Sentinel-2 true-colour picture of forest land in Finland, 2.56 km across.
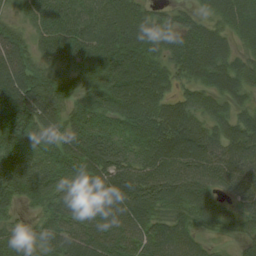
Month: August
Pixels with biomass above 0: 93%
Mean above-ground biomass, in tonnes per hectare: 76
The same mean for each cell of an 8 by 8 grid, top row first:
31 84 76 83 59 37 44 74
85 67 87 95 90 73 100 44
113 75 84 99 95 50 76 69
107 92 73 80 91 81 64 50
72 75 94 78 78 98 86 90
91 80 83 91 89 90 81 84
37 66 85 89 82 70 75 54
63 64 83 73 69 80 22 36
